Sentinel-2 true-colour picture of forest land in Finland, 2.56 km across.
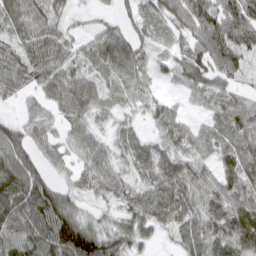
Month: March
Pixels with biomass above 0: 90%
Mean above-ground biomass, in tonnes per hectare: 58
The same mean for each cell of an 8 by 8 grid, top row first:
74 54 11 22 45 67 93 87
63 75 39 66 62 30 89 72
68 67 54 46 35 27 59 34
18 41 58 40 32 32 28 67
79 43 50 38 39 46 33 62
115 46 44 53 48 62 43 78
92 121 43 29 66 62 50 70
92 117 138 68 38 26 62 72
